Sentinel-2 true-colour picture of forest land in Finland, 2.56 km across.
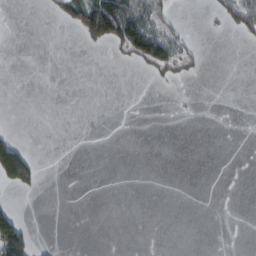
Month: February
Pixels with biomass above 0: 12%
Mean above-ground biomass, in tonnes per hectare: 12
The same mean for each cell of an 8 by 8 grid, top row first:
0 5 53 124 47 13 8 61
0 0 4 23 77 40 2 1
0 0 0 0 2 17 0 0
0 0 0 0 0 2 0 0
33 0 0 0 0 0 0 0
95 0 0 0 0 0 0 0
17 0 0 0 0 0 0 0
121 2 0 0 0 0 0 0
